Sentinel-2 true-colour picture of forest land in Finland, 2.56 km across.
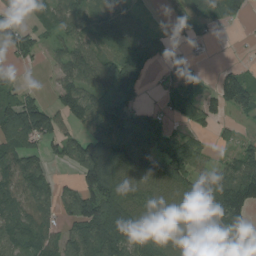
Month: August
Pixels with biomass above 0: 73%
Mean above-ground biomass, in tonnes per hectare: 72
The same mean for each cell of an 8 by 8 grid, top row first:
39 62 71 59 15 28 84 40
72 30 64 57 80 19 11 1
18 8 87 123 53 40 8 86
140 84 104 138 75 65 63 59
83 57 78 141 96 74 21 34
101 60 78 114 72 110 57 97
76 71 98 100 77 90 131 113
89 66 114 120 94 73 108 48
